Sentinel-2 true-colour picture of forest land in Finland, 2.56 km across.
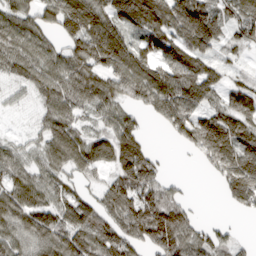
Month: March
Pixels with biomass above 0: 82%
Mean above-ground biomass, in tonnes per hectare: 84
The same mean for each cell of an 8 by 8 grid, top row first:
82 63 142 97 136 125 132 83
94 70 96 138 88 104 92 56
57 87 97 94 128 120 104 36
17 68 65 73 45 113 87 100
38 73 91 106 60 30 140 120
78 69 51 59 132 12 21 128
95 92 98 80 128 103 1 44
77 95 93 104 78 120 70 22
